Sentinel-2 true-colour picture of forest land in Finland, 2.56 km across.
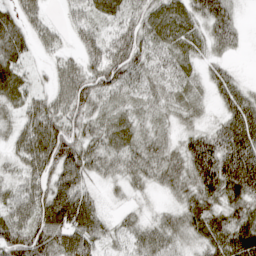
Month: April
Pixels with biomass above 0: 92%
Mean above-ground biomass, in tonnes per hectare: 56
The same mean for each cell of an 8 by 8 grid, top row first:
45 24 44 45 55 62 75 18
55 26 48 86 57 56 39 17
56 24 67 70 48 50 39 24
39 71 58 43 35 36 19 83
47 107 76 55 50 39 70 103
37 72 80 31 46 59 88 117
59 106 114 14 15 39 61 58
93 89 95 32 51 41 51 76
